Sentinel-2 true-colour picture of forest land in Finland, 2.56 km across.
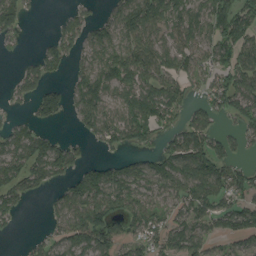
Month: August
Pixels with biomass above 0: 67%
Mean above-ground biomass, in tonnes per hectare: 66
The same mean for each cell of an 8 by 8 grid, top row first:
85 1 42 50 138 80 89 87
13 46 49 80 84 76 70 86
32 49 42 75 77 68 54 94
13 75 64 53 101 52 61 73
90 70 24 49 42 71 94 40
79 73 72 81 60 92 103 76
48 19 87 81 78 63 82 91
4 40 80 78 70 100 61 68
